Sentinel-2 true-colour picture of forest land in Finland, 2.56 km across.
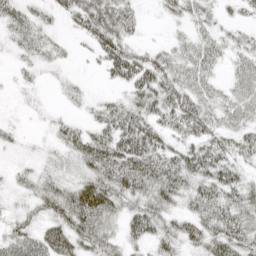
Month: April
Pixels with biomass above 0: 77%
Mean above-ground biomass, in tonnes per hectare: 37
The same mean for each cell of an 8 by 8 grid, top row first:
38 20 49 64 11 22 25 18
22 25 7 56 22 25 36 27
9 6 7 24 57 50 40 39
3 6 10 39 44 59 47 46
13 13 49 63 68 33 52 41
17 29 37 60 66 60 55 35
16 40 77 50 48 30 49 52
48 60 54 37 36 43 52 55
